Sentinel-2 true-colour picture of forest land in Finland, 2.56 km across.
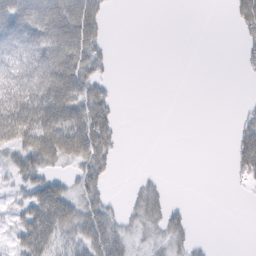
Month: February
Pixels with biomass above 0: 44%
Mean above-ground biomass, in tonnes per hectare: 29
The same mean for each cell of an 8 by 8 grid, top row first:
63 51 61 4 0 0 0 43
66 79 74 6 0 0 0 11
73 88 66 9 0 0 0 2
77 84 68 29 0 0 0 9
49 91 82 34 0 0 0 41
31 37 35 12 8 0 0 20
22 84 46 19 43 13 0 0
26 60 43 55 18 28 3 0
